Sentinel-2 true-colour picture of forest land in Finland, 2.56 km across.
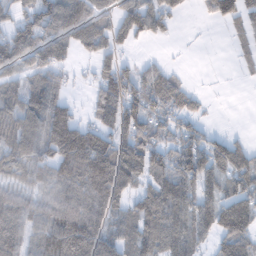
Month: February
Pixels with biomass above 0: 72%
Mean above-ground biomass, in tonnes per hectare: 73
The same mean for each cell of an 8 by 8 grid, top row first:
50 101 108 62 111 41 39 82
100 78 70 66 6 1 0 33
42 67 11 103 77 45 1 8
74 102 23 105 93 71 11 0
66 97 142 113 85 69 70 47
36 49 105 136 71 121 88 103
73 48 102 75 96 105 106 119
67 62 165 77 91 113 51 110
